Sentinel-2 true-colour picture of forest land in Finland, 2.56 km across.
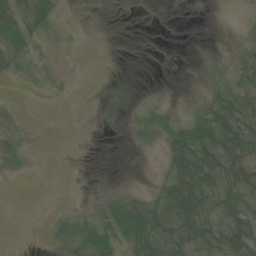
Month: June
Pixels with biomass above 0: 47%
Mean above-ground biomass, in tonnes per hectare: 19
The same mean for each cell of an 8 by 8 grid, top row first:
39 33 3 1 1 0 0 2
25 10 2 0 0 0 3 11
9 8 0 0 0 0 11 23
8 1 1 10 19 11 33 40
21 0 1 0 17 47 50 42
7 0 1 0 0 56 55 38
0 1 6 34 52 74 44 28
0 8 46 47 62 51 46 48
